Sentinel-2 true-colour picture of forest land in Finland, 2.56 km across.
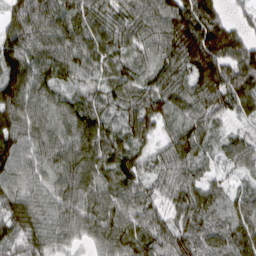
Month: March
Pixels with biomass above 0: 96%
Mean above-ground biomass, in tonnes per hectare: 78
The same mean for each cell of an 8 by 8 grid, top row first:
69 98 92 77 86 110 85 28
99 88 84 70 68 106 123 87
123 86 52 63 69 84 107 86
102 78 72 39 91 76 76 43
102 82 96 69 49 84 48 60
86 73 95 77 63 70 36 27
102 76 85 88 79 60 81 69
58 81 49 88 83 70 76 93
